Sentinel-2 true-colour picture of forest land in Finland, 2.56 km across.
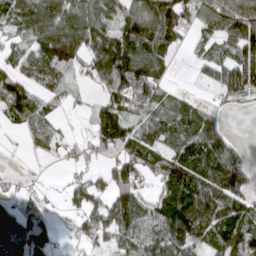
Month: April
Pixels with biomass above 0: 75%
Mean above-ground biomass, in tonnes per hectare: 68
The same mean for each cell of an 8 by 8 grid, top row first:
82 117 100 67 112 90 62 90
44 114 98 119 114 39 41 81
65 70 21 114 101 10 11 76
80 45 14 85 53 62 42 12
1 41 18 81 73 87 107 21
12 3 25 69 48 102 92 83
64 23 43 86 76 137 116 88
108 61 33 43 76 95 74 113
